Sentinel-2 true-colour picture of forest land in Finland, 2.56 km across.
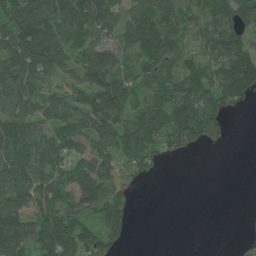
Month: June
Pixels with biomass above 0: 74%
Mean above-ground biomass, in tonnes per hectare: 73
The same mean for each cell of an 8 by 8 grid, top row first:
127 120 122 97 97 75 70 85
149 145 93 74 100 65 62 93
109 46 68 108 73 81 77 133
87 68 79 142 88 111 107 16
102 73 71 107 111 58 48 0
85 88 95 69 29 0 0 0
92 87 82 93 0 0 0 1
117 135 117 52 0 0 0 8
